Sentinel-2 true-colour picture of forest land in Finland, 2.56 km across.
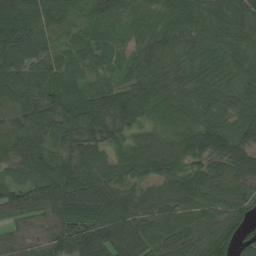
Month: August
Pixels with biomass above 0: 97%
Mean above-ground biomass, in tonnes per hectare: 66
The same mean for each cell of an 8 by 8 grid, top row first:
93 59 46 56 47 73 72 71
76 52 43 34 66 77 69 65
64 59 41 40 75 63 60 54
64 79 78 106 60 54 61 61
71 67 75 61 62 68 81 72
44 92 78 68 63 74 84 89
67 46 69 88 71 74 70 65
27 38 80 96 75 66 66 51
